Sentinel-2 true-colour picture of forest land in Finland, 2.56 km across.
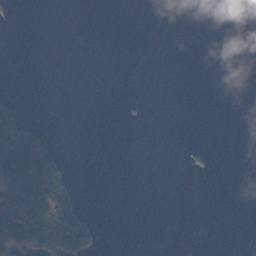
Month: November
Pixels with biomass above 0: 13%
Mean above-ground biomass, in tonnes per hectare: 22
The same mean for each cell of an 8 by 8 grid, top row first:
10 0 0 0 0 0 0 0
0 0 0 0 0 0 0 0
0 0 0 0 0 0 0 0
65 0 0 0 4 0 0 0
160 47 0 0 0 0 1 0
117 136 2 0 0 0 3 0
156 130 58 0 0 0 0 0
187 184 138 0 0 0 0 0
